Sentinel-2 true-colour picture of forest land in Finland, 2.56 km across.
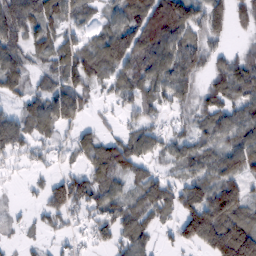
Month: February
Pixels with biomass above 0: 79%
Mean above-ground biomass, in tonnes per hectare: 70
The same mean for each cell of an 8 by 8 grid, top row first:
126 94 46 48 131 160 104 44
70 73 75 118 124 100 58 24
66 45 83 67 84 104 45 100
40 96 53 19 54 37 64 75
74 38 63 73 69 51 60 102
9 38 29 81 54 33 80 84
10 69 52 70 80 66 154 96
18 20 21 52 62 47 117 167
